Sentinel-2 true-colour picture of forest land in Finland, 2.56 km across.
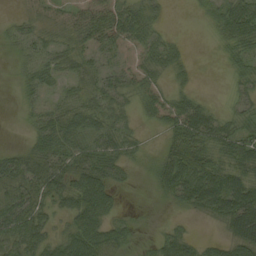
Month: August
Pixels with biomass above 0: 75%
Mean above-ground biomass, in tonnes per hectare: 37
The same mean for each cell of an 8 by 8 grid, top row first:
10 23 39 52 39 0 16 58
18 33 34 44 40 20 2 36
11 34 34 37 41 15 0 25
4 38 45 43 22 53 34 28
4 53 48 49 16 56 54 53
52 62 57 40 7 76 70 49
59 37 57 32 2 15 52 93
50 37 65 42 6 44 15 61
